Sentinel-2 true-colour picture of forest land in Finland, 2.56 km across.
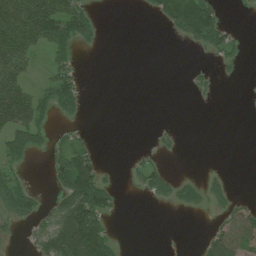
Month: July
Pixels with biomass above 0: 35%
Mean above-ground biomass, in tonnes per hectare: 34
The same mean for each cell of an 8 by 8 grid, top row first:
125 131 73 0 6 110 91 1
121 77 26 0 0 0 44 14
75 38 26 0 0 0 8 3
112 38 18 0 0 0 0 0
66 27 23 0 1 5 0 0
30 22 130 5 36 18 10 0
41 21 128 36 0 16 18 27
5 68 166 42 0 0 40 54
